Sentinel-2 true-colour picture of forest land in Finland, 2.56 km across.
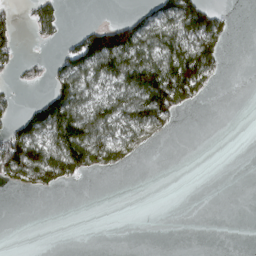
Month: March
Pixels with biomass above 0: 36%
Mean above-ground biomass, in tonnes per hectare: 44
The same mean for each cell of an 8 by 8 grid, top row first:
22 71 0 2 39 110 84 0
42 10 91 158 89 101 92 0
19 41 89 85 143 156 56 0
32 126 98 84 112 75 0 0
129 92 172 96 37 1 0 0
82 104 51 12 0 0 0 0
0 0 0 0 0 0 0 0
0 0 0 0 0 0 0 0
